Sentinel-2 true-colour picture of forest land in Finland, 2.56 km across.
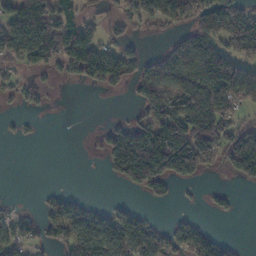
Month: November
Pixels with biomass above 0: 49%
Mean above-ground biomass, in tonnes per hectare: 68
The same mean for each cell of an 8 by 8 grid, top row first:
117 136 45 33 75 69 87 115
116 124 102 56 14 70 110 94
30 17 39 71 80 97 173 122
13 10 0 1 49 124 152 47
8 0 0 111 227 211 125 160
0 0 0 37 154 83 18 63
8 45 55 30 14 6 12 6
62 40 101 129 114 69 76 7
